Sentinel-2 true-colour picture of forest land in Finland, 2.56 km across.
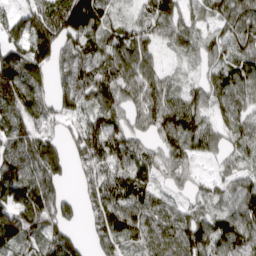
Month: April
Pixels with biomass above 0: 88%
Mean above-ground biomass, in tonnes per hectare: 104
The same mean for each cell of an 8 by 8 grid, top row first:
82 142 215 80 119 126 53 106
116 147 105 123 106 60 75 105
185 68 112 141 106 42 83 99
114 98 95 106 100 143 90 78
108 107 135 143 64 122 84 93
138 113 59 124 110 75 38 76
122 140 58 136 89 64 84 106
116 119 49 104 82 104 150 128
